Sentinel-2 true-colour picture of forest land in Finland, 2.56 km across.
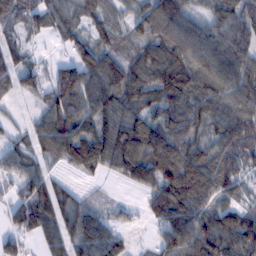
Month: February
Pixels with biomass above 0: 87%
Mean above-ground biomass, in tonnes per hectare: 83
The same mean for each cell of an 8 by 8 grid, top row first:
81 84 68 51 79 113 57 95
70 15 83 61 65 113 109 99
81 58 111 102 93 111 96 108
20 74 89 97 90 92 94 97
53 91 105 119 128 107 70 78
59 64 25 34 95 145 114 66
73 103 84 31 35 149 91 67
59 61 95 73 9 109 129 119
